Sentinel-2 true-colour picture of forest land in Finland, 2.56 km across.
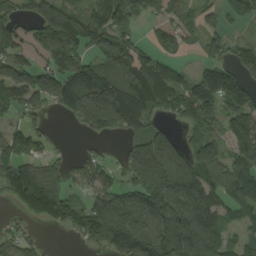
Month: August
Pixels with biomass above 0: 74%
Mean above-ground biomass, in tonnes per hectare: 134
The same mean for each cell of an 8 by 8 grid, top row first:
98 168 133 163 76 76 44 80
112 167 149 196 79 77 78 74
143 136 190 135 216 103 163 137
67 57 194 272 141 110 176 172
125 47 9 11 174 107 145 156
186 95 79 62 230 297 146 154
53 184 108 197 218 268 186 115
63 8 55 183 170 255 230 71
